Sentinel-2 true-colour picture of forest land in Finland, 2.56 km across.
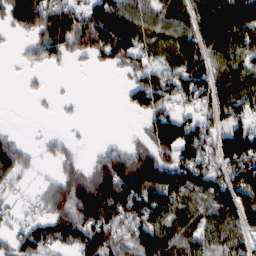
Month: February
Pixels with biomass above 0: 71%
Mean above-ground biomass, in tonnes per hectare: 73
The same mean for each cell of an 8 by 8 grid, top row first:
119 132 101 141 64 61 80 106
8 79 87 113 62 73 74 82
2 8 0 4 79 92 99 90
0 3 4 0 70 61 65 81
41 19 10 21 47 125 76 146
54 17 73 160 141 104 112 102
18 71 140 120 118 72 61 88
57 83 110 106 127 83 62 59
